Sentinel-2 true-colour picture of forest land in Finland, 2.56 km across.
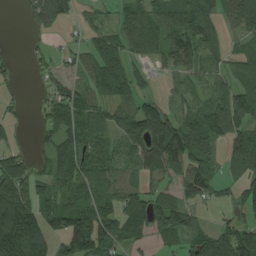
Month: August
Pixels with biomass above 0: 72%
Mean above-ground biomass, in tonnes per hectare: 75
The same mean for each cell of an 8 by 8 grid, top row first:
0 71 22 26 85 84 80 85
3 24 46 80 68 99 55 41
19 34 48 109 28 27 37 72
17 68 98 59 113 52 82 100
29 49 73 63 136 162 93 90
87 61 80 89 51 69 97 54
161 71 108 84 109 110 28 67
209 114 161 101 41 64 110 122
